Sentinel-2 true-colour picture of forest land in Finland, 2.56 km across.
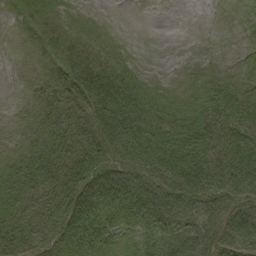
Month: September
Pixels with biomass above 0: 82%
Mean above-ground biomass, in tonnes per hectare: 46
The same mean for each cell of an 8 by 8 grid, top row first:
16 33 14 1 0 0 0 3
6 34 45 24 1 0 1 3
2 33 79 72 21 8 24 22
7 39 54 113 73 39 55 74
16 43 58 97 110 72 73 90
37 44 71 66 84 108 97 100
33 39 81 59 70 67 66 57
47 38 78 40 41 60 51 77
